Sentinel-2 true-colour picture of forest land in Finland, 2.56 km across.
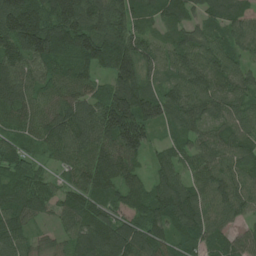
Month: June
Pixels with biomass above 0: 96%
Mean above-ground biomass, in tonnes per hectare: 100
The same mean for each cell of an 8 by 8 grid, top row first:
176 129 158 122 76 78 71 79
123 157 143 150 97 80 96 76
108 80 88 104 100 72 99 72
99 76 110 202 163 90 80 76
67 82 106 132 122 58 89 73
87 51 83 122 71 91 92 88
106 66 120 85 100 156 98 84
102 43 108 134 120 86 88 68
